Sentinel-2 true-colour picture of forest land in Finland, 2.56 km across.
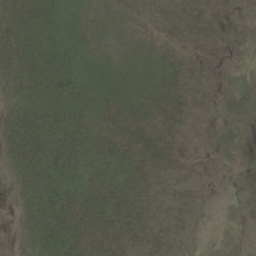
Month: June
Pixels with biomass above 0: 71%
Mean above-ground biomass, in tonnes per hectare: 24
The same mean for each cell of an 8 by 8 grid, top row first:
31 37 17 6 3 12 11 6
42 40 25 7 10 16 10 2
33 43 33 19 20 26 10 2
37 48 35 25 26 22 4 0
52 63 47 35 23 14 2 5
25 52 49 45 30 5 1 5
12 59 69 54 29 11 2 4
6 49 62 38 18 12 0 4
